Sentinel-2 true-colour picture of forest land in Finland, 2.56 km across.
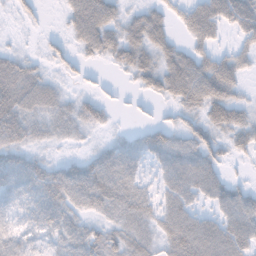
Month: November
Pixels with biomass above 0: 80%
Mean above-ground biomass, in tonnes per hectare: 45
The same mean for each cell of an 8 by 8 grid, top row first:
13 3 79 56 56 29 89 87
13 18 36 59 72 46 39 33
66 31 13 6 47 88 100 39
61 46 41 15 13 27 62 52
42 22 12 23 42 50 48 41
51 46 46 60 25 60 62 8
29 47 38 45 47 59 31 65
31 28 43 44 44 74 83 76
